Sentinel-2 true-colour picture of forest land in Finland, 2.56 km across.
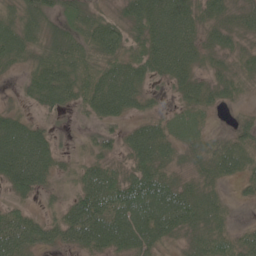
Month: June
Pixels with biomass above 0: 87%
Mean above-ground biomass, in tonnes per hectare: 51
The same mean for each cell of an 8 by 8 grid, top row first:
42 47 45 30 78 89 41 35
58 53 50 56 53 91 37 30
9 81 52 80 51 52 37 41
29 28 18 67 30 22 27 13
98 55 10 30 86 44 35 48
93 48 39 56 80 36 40 41
34 14 72 84 109 98 60 6
79 47 61 83 82 31 57 37
